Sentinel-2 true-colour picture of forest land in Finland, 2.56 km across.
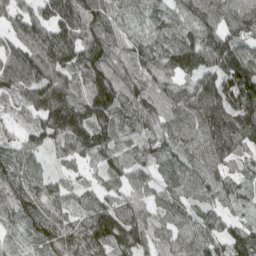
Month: April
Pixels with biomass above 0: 95%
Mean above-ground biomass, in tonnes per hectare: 82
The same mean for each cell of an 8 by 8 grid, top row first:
71 94 116 74 54 62 81 104
75 139 114 81 75 114 112 75
94 114 76 97 77 70 104 150
45 113 102 106 86 85 139 116
57 47 85 82 77 71 121 91
66 42 38 54 61 81 93 52
72 63 62 75 47 65 61 33
25 72 100 101 77 62 89 82
